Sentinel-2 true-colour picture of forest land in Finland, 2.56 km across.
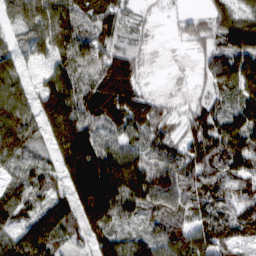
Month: February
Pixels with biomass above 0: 89%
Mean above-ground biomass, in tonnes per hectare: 91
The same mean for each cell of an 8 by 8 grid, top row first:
68 125 102 83 18 21 45 52
63 86 141 92 30 2 42 136
86 76 81 157 33 0 46 102
123 130 122 119 101 22 66 94
120 75 172 105 87 57 102 110
51 66 172 204 140 123 96 82
113 107 133 157 92 67 81 86
130 129 67 95 81 109 92 72
